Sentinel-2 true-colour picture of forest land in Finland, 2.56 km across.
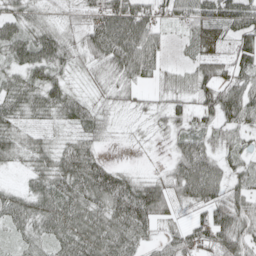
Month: May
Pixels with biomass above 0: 87%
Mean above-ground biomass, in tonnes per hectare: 57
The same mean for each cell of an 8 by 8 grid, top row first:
53 26 40 95 89 55 80 79
66 79 49 97 96 10 53 74
46 64 12 37 34 37 71 70
52 50 57 18 16 45 62 90
48 33 60 5 5 34 52 39
8 69 99 84 26 67 95 41
59 73 74 89 111 44 62 61
29 53 82 91 47 53 70 74
